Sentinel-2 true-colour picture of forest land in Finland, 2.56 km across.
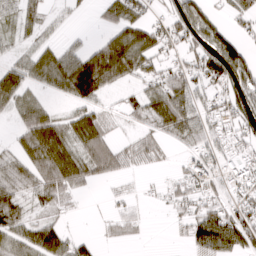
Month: March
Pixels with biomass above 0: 68%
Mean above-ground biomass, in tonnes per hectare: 55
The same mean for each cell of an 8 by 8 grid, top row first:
45 30 9 45 40 70 47 41
24 39 37 103 93 38 89 57
66 55 125 75 50 65 68 94
49 44 60 26 59 110 45 75
38 119 69 63 56 26 45 43
74 103 86 46 14 25 64 43
75 44 9 19 14 33 55 57
61 82 35 19 8 10 102 81
